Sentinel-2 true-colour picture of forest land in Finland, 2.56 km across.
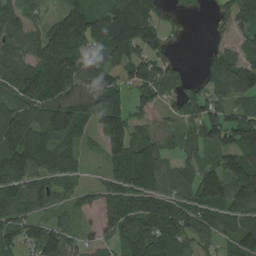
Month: August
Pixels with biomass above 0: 81%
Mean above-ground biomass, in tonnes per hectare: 98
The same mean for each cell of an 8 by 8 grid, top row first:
89 55 140 185 173 10 21 106
87 183 138 175 125 27 23 59
97 164 139 101 120 95 60 131
116 117 110 162 49 56 118 72
128 74 37 100 103 35 96 143
119 84 27 66 151 75 111 187
108 56 33 75 111 110 126 101
81 136 43 41 131 104 57 91
